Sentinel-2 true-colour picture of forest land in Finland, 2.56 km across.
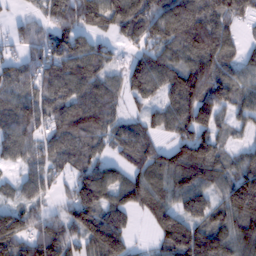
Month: February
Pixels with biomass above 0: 84%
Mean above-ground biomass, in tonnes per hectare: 98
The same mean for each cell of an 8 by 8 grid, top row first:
24 77 123 139 129 152 144 84
40 104 101 47 80 102 145 56
96 113 123 61 132 117 142 76
112 90 125 68 46 119 121 58
96 75 88 65 101 85 117 31
35 60 95 91 85 125 116 113
75 42 149 110 55 83 89 153
156 159 100 174 10 148 145 121
